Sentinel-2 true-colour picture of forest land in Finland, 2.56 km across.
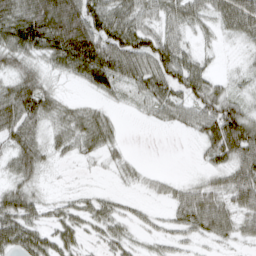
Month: March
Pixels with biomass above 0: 78%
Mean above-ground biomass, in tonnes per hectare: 44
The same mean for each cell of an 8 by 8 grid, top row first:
75 114 91 70 50 48 42 77
71 76 114 77 69 57 16 10
53 25 38 61 60 61 49 15
83 51 33 16 21 42 61 50
56 36 40 27 0 0 51 90
45 10 5 10 14 9 28 64
64 25 30 28 12 37 61 46
63 43 30 39 19 25 27 28
